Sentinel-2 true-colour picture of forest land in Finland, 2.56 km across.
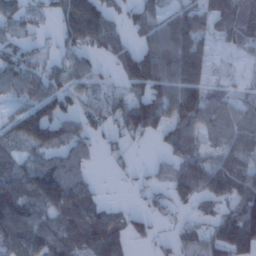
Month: January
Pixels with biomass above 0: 72%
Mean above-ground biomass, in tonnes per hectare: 62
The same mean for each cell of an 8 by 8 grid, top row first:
71 26 128 46 58 56 73 92
58 18 73 63 54 103 38 30
86 66 49 25 113 90 51 16
52 101 59 63 111 78 73 42
46 94 56 25 13 71 31 64
84 117 29 8 12 62 76 69
129 87 93 31 22 24 22 81
85 91 86 93 26 33 53 100
